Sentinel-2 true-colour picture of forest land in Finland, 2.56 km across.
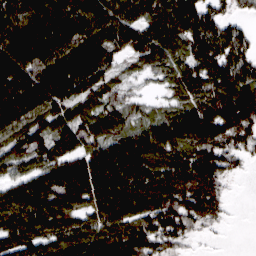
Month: March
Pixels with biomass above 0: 90%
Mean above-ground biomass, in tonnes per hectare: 116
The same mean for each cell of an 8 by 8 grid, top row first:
132 135 149 136 128 163 125 44
145 140 143 114 130 94 153 117
140 166 160 72 33 91 118 131
146 121 92 88 47 85 127 153
98 117 107 114 132 118 118 76
85 138 184 196 167 139 142 26
149 141 104 154 126 112 102 1
155 131 144 150 130 70 8 0
